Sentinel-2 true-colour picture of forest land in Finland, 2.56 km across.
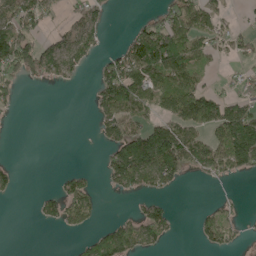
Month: May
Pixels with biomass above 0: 44%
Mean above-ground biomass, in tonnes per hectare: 54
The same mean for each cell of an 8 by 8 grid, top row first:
77 40 53 13 13 92 68 8
130 59 77 13 140 142 56 36
41 49 14 116 138 114 26 20
8 0 0 106 66 105 116 99
0 0 0 66 107 133 78 171
30 1 44 82 113 55 38 38
0 54 95 0 39 11 20 11
0 0 20 96 66 7 47 17
